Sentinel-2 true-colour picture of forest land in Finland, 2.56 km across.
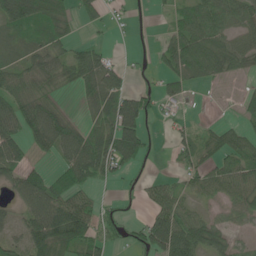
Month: June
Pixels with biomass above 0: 66%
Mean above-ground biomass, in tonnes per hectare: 46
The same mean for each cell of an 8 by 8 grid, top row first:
94 91 37 15 6 33 57 42
30 47 30 11 7 64 74 56
47 42 55 47 7 44 26 13
75 63 11 65 61 15 1 20
59 62 70 88 56 29 36 42
51 45 64 41 15 23 54 63
28 90 80 16 24 63 18 51
27 110 89 33 59 103 68 19
